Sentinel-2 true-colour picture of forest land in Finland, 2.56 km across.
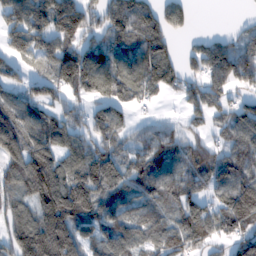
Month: February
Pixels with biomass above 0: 80%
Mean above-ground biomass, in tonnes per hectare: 114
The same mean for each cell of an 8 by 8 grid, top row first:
111 151 161 134 134 87 0 12
90 101 118 107 116 39 123 106
61 103 174 168 128 84 142 122
99 86 63 119 27 24 107 95
126 141 102 102 92 115 88 106
129 195 158 130 118 116 137 142
89 198 182 98 81 111 118 214
150 224 121 117 91 123 91 112
